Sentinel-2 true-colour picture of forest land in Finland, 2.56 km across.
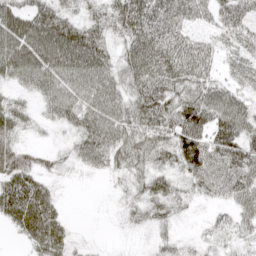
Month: April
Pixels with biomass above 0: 83%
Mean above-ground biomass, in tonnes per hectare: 49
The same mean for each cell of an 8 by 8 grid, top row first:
75 61 38 59 80 60 33 53
43 97 97 38 82 64 33 35
43 75 81 65 76 64 50 30
42 29 70 75 74 69 75 58
40 10 50 63 61 71 69 63
69 28 10 21 46 40 72 66
84 57 0 4 43 34 14 48
11 68 7 2 5 26 21 28
